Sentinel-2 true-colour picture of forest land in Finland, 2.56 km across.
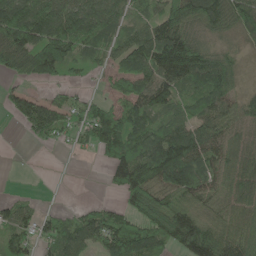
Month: May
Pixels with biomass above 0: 78%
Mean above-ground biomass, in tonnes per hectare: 92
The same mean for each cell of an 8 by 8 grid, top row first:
160 138 116 81 56 154 126 126
130 161 77 64 128 197 75 34
35 62 20 33 104 140 145 49
52 114 81 91 111 86 97 87
0 38 35 130 133 177 124 84
1 2 1 70 155 155 90 112
62 19 31 48 144 100 59 81
84 89 135 146 123 112 154 91
